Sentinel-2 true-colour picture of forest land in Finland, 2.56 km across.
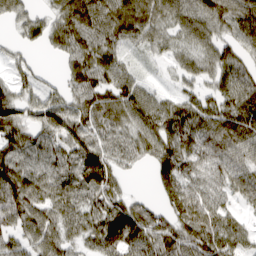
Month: March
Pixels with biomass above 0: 86%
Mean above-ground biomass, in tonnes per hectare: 72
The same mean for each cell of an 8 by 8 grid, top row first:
44 37 93 79 92 68 86 76
22 31 73 62 49 43 66 62
43 18 74 81 31 31 42 95
59 92 71 85 88 79 77 107
79 61 81 61 72 86 89 91
106 64 87 73 3 106 74 70
113 81 64 88 62 93 98 38
69 86 54 97 98 102 110 61
